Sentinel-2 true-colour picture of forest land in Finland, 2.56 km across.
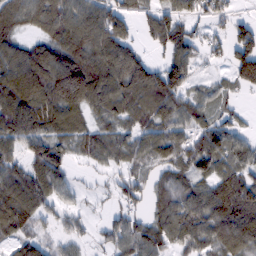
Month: February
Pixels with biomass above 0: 81%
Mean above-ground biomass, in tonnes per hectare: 83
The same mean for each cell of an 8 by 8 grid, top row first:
86 83 118 101 54 75 52 22
79 98 138 151 37 99 40 94
139 153 178 147 112 110 26 77
151 121 94 78 85 95 59 31
83 90 68 87 71 79 95 62
83 101 9 30 48 66 72 84
98 54 27 28 41 101 118 142
58 44 37 56 117 84 97 112
